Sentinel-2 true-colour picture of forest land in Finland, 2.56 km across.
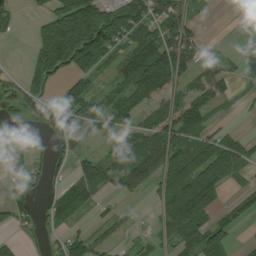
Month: August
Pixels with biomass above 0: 62%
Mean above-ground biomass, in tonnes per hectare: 76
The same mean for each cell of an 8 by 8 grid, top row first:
46 89 221 157 129 100 11 47
0 199 256 88 130 153 24 29
46 124 89 41 150 91 89 38
45 61 108 97 67 134 78 11
57 60 48 55 83 99 71 72
53 56 89 62 72 86 100 31
75 49 78 18 7 100 76 54
25 30 69 28 25 75 92 10
